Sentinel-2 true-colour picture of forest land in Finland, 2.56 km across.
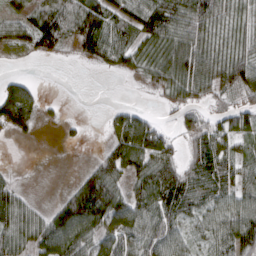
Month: March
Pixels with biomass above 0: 75%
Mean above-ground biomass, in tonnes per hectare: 58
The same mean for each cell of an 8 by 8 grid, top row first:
37 90 105 69 90 91 77 50
17 49 58 85 61 90 60 58
39 0 0 2 27 82 74 86
146 15 0 21 31 33 35 61
5 1 8 44 109 36 87 47
11 2 31 78 82 88 79 60
78 28 134 106 82 76 49 75
67 85 98 68 69 51 47 106
